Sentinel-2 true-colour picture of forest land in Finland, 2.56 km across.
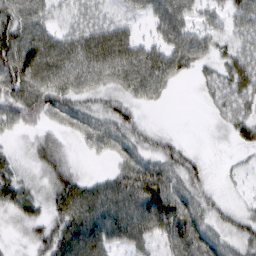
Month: March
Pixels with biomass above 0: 83%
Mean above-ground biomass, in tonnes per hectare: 52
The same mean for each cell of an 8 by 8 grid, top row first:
76 45 36 30 32 78 39 53
97 92 77 99 50 75 46 45
97 88 63 58 82 33 28 70
67 63 51 48 18 0 12 47
12 41 21 53 39 28 4 30
42 45 32 37 89 63 27 12
49 43 90 79 86 85 52 25
11 55 92 58 55 74 68 51
